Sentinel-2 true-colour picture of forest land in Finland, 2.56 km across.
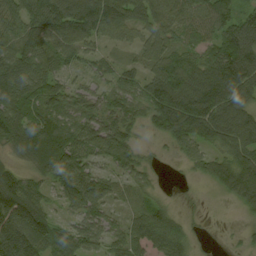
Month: August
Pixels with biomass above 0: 89%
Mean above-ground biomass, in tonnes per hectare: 82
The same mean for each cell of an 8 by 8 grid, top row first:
88 137 149 129 93 92 102 74
87 80 76 35 71 73 70 122
120 75 33 54 72 135 107 113
113 91 69 68 66 168 129 99
103 127 93 108 18 58 70 102
78 75 94 55 39 3 56 109
188 69 73 48 53 21 3 33
159 122 91 60 87 75 5 12
